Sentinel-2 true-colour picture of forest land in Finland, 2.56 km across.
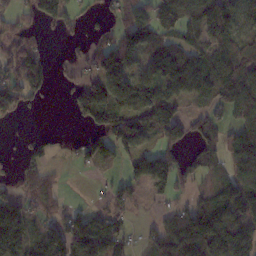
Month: November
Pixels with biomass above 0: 64%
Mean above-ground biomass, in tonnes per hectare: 77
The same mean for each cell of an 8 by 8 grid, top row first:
48 92 38 47 75 110 139 94
73 24 26 109 95 93 96 118
104 60 51 135 98 141 118 127
61 2 68 110 136 92 54 98
10 32 28 93 52 83 55 78
48 52 4 19 128 105 34 87
79 59 28 66 18 42 82 83
90 89 119 97 27 119 138 121
